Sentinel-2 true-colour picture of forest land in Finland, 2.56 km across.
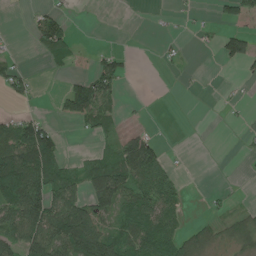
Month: June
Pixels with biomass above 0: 42%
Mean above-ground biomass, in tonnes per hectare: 45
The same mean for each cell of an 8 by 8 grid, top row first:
1 47 0 0 0 5 5 56
2 79 16 12 0 9 6 82
55 3 40 77 0 2 1 10
15 4 89 41 2 0 0 3
102 105 1 34 82 0 0 4
162 94 64 122 87 20 0 1
122 138 106 80 90 43 8 14
79 141 149 97 90 67 41 44
